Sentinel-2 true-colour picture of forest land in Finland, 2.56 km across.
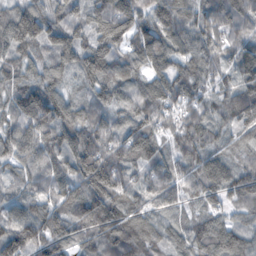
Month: November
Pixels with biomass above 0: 96%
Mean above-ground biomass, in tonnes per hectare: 83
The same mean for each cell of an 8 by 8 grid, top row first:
100 101 66 133 88 96 79 92
90 78 90 90 100 89 89 81
70 79 63 103 78 94 68 72
81 116 60 73 101 66 60 80
92 101 106 87 95 54 72 44
52 79 104 79 68 89 104 78
78 82 96 113 73 54 51 55
125 104 68 93 67 64 87 81
